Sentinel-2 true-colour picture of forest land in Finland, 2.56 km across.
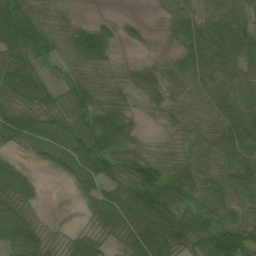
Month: July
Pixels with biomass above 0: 86%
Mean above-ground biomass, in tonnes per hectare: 59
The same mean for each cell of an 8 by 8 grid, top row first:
117 47 13 12 7 58 55 56
104 67 88 39 11 38 94 85
97 38 52 26 51 48 60 58
73 68 73 71 13 28 50 79
39 52 66 85 21 24 61 95
50 9 61 57 89 83 73 88
66 3 12 82 133 90 73 58
66 43 42 36 104 100 80 87
